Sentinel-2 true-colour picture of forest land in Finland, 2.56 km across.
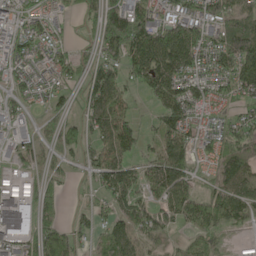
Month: May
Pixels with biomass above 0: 77%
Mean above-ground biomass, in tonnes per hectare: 72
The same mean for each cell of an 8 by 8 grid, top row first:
52 53 45 113 93 83 98 120
71 78 24 91 159 160 82 166
39 43 50 94 85 97 54 105
33 37 45 102 9 98 29 36
51 39 66 96 56 91 50 114
41 49 16 95 55 96 33 105
118 53 22 69 81 101 103 90
82 88 50 85 56 22 66 10
